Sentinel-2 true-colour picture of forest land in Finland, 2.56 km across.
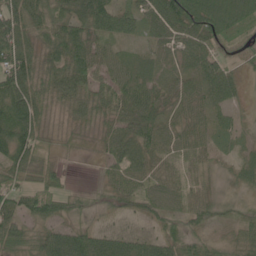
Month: June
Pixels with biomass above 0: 86%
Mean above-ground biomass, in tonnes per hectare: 49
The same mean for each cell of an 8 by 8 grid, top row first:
89 71 66 65 53 94 102 71
97 49 77 30 21 48 53 29
89 57 74 56 39 33 62 28
97 37 47 56 65 36 40 16
91 17 11 48 70 41 30 16
50 39 0 37 53 38 23 24
55 61 25 23 29 35 37 11
64 67 75 55 43 48 30 47
